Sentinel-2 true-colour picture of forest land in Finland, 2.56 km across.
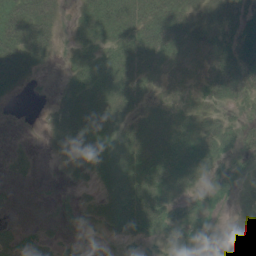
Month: June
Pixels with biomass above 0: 74%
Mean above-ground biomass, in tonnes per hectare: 36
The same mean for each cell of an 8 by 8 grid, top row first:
47 42 25 58 50 57 52 46
62 32 36 43 52 32 43 68
39 1 39 51 32 19 37 54
0 11 49 40 31 43 25 19
3 13 35 47 61 72 51 37
7 0 16 67 90 73 36 31
2 2 23 46 77 50 24 31
42 20 16 19 25 41 11 22
